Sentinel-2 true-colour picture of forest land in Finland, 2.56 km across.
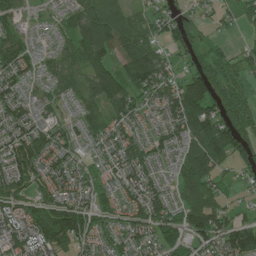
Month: July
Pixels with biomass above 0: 84%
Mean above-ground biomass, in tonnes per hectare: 77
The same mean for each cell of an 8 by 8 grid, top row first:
64 18 87 108 41 50 25 52
82 25 119 110 127 50 38 25
68 46 78 134 146 59 126 82
68 37 63 84 45 101 125 103
98 87 57 79 53 54 143 92
94 83 63 49 80 49 95 25
68 98 95 47 100 56 132 37
87 131 93 49 76 65 80 133
